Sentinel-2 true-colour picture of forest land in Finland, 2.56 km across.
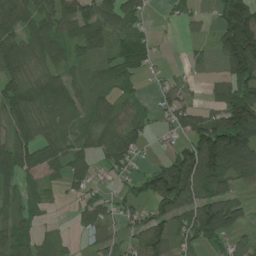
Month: July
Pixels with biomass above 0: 74%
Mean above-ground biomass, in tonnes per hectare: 78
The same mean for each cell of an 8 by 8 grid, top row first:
95 95 119 76 42 18 21 237
84 74 72 56 48 3 23 252
75 74 48 65 24 33 32 136
94 64 53 67 30 81 59 180
95 83 50 115 47 42 204 169
76 37 74 29 69 202 131 77
51 13 50 48 57 129 146 64
70 42 22 52 126 71 86 44
